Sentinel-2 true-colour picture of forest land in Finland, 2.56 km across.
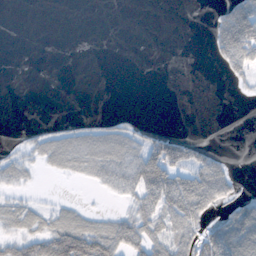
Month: November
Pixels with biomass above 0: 36%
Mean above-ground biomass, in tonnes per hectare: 26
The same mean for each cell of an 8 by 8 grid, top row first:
0 0 0 0 0 0 6 76
0 0 0 0 0 0 11 104
0 0 0 0 0 0 0 17
0 0 0 4 1 0 0 0
8 32 46 53 46 76 17 0
26 6 17 43 93 75 87 8
28 18 17 5 48 84 51 44
38 66 87 65 57 64 69 80
